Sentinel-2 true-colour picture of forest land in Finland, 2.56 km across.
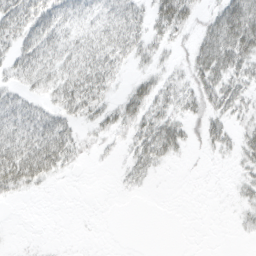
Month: March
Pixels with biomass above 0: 57%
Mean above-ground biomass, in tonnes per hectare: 20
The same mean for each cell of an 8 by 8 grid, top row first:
42 40 24 31 24 50 14 58
30 35 33 39 25 12 38 53
20 28 44 23 18 15 38 28
32 24 30 22 31 21 25 19
43 48 18 7 31 29 17 21
54 26 1 2 13 0 1 9
1 0 0 0 0 0 0 9
0 1 1 0 0 0 0 2
